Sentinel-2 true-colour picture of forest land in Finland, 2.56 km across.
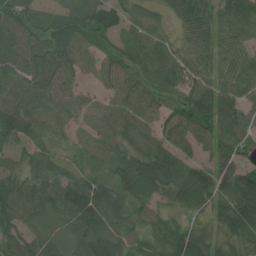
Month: July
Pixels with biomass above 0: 91%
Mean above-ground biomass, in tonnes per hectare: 65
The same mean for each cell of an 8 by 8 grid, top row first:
76 38 65 62 50 37 55 71
71 87 67 42 68 44 54 57
64 82 49 57 61 60 51 63
85 71 53 65 68 78 80 68
47 43 35 59 56 62 77 73
50 58 61 54 81 68 71 97
95 66 131 73 54 44 54 100
80 54 59 83 61 93 60 53
